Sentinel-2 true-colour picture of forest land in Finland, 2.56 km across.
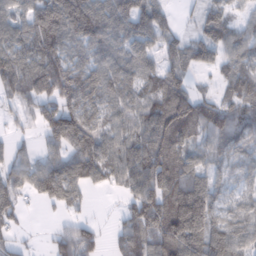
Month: February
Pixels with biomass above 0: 80%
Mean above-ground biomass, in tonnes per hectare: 86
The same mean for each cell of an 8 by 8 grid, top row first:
62 130 148 96 104 25 64 31
91 113 76 84 84 75 108 77
134 134 117 99 90 79 17 95
38 74 104 71 88 136 106 67
30 51 113 78 99 115 71 70
81 125 118 70 136 122 80 61
67 26 38 5 137 143 140 60
27 24 108 24 106 147 134 82
